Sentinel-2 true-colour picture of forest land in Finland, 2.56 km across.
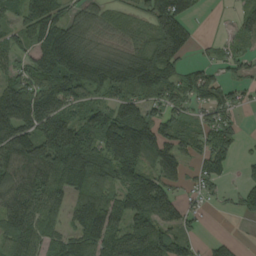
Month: August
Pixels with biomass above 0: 78%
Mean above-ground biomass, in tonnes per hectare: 105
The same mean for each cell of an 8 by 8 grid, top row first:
62 142 66 50 70 174 4 60
67 155 132 74 103 135 16 51
94 132 139 148 178 86 99 45
168 142 80 110 109 71 80 41
171 168 194 181 197 103 89 46
138 160 146 121 123 72 80 24
141 131 103 123 157 90 24 54
115 93 115 140 166 116 28 15
